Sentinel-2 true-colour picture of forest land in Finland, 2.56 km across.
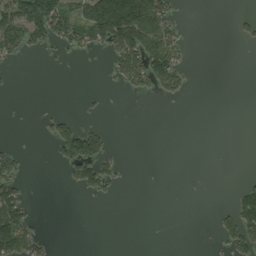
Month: August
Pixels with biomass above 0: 24%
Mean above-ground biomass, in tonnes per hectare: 35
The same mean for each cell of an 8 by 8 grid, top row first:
149 153 93 200 164 33 0 16
59 39 42 71 128 73 0 3
3 0 0 18 67 61 0 0
1 12 11 0 0 0 0 0
11 20 137 20 0 0 0 0
61 0 74 51 0 0 0 5
96 0 0 0 0 0 1 85
154 24 0 0 0 0 2 96
